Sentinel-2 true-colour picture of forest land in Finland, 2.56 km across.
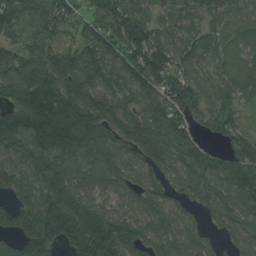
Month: August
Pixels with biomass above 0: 92%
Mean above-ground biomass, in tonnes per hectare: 116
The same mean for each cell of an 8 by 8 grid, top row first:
145 121 68 128 81 75 83 80
70 110 92 127 174 92 67 76
121 161 163 91 146 133 70 75
138 226 170 127 115 136 100 59
109 186 171 136 144 156 65 103
94 147 102 100 85 88 117 152
101 169 153 64 93 75 79 119
99 173 205 177 96 100 52 74
